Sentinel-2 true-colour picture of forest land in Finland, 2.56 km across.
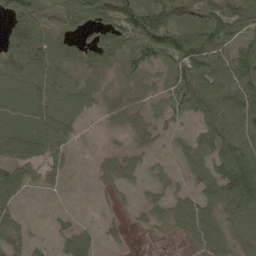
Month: May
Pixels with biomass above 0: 74%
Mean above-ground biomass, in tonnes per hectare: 64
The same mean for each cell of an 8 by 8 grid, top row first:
80 74 100 94 118 77 97 99
80 94 71 105 116 125 128 67
56 81 61 47 43 68 122 111
36 80 35 46 35 46 103 114
90 76 14 11 38 21 65 114
83 52 2 44 30 25 71 146
42 6 5 13 28 53 70 92
49 17 64 17 2 13 67 47
